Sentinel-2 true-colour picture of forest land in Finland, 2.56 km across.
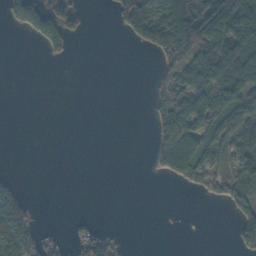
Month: November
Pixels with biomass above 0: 35%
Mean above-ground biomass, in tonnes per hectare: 30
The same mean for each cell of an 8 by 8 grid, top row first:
41 69 17 18 90 110 96 109
0 26 0 0 22 91 94 103
0 0 0 0 0 43 77 72
0 0 0 0 2 65 66 56
0 0 0 0 0 86 46 64
6 0 0 0 1 29 40 44
91 0 0 0 0 0 0 41
87 21 37 31 0 0 0 35
